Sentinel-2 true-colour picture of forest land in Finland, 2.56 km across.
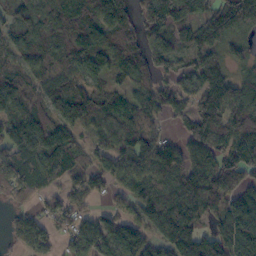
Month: October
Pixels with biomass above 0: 86%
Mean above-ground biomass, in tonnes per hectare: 105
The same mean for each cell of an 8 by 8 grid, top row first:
71 92 116 106 102 148 82 179
73 74 102 133 107 84 120 61
84 73 101 62 116 95 123 76
92 98 131 71 105 69 162 125
152 166 66 91 123 56 143 161
113 121 73 85 129 143 141 145
46 58 66 38 87 162 112 141
65 58 97 92 89 130 97 208
